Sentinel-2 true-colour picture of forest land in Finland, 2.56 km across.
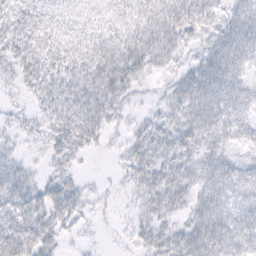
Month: February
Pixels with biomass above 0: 80%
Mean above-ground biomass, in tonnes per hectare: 29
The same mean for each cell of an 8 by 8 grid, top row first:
23 22 12 18 34 47 37 38
30 28 30 40 52 30 29 51
17 28 34 48 20 21 47 32
10 24 45 32 10 28 52 35
12 20 32 9 33 31 31 22
32 19 12 5 29 30 41 32
36 40 27 6 19 26 48 41
49 32 7 3 20 34 60 42
